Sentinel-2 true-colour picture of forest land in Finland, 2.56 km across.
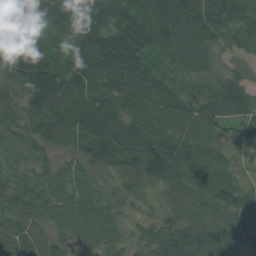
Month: August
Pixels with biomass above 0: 99%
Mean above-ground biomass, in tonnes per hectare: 94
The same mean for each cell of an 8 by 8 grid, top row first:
224 124 123 132 98 108 119 102
177 125 120 178 134 95 75 67
114 167 109 141 147 55 69 62
84 132 95 127 92 92 95 82
66 70 80 128 125 96 71 44
65 60 60 55 109 85 83 36
77 73 80 63 28 73 83 99
81 56 46 59 52 109 94 78
